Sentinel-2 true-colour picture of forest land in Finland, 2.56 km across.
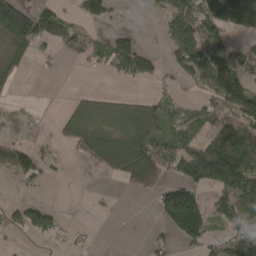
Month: April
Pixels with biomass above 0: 51%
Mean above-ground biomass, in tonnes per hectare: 57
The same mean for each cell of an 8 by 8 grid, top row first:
148 84 43 33 17 88 103 141
69 29 51 64 34 93 96 30
29 3 1 14 44 35 101 67
16 4 50 43 63 34 38 89
48 23 76 84 118 69 106 170
43 17 3 43 113 45 143 146
27 38 0 4 0 172 71 100
6 24 14 0 10 47 58 104
